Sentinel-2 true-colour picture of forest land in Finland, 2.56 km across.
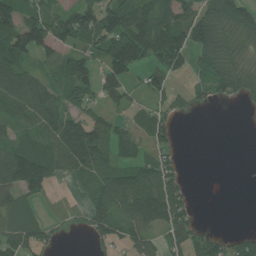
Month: July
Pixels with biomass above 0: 64%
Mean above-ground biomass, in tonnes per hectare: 60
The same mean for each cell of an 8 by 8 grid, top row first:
91 78 108 93 94 75 73 85
95 70 58 119 140 114 74 42
96 46 102 61 28 24 50 63
54 90 55 28 35 33 5 3
54 80 186 73 40 33 0 0
117 89 48 69 94 44 0 0
64 4 12 76 133 91 0 0
80 31 1 49 60 55 45 43
